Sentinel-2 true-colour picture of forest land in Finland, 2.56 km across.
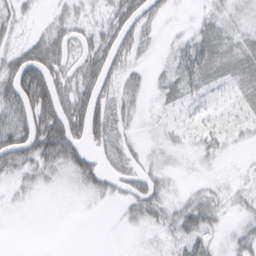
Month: March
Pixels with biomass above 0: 63%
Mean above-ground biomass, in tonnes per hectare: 28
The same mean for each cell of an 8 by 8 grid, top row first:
23 8 18 34 48 4 11 15
26 52 29 63 24 13 32 25
76 86 51 37 12 26 27 22
58 96 72 41 7 10 13 14
79 91 53 45 8 10 18 8
28 21 40 30 31 8 7 6
4 0 2 5 41 28 37 16
0 0 0 0 4 22 29 24
